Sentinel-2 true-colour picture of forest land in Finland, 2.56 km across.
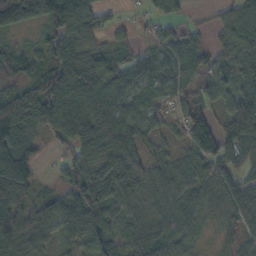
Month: October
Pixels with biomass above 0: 87%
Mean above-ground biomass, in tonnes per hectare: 75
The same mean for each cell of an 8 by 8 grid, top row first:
160 130 117 24 22 42 11 70
31 82 110 60 36 67 46 68
60 114 133 82 79 68 64 68
141 128 77 97 79 53 59 127
99 29 80 107 54 32 107 114
132 12 67 87 71 66 77 79
107 34 99 74 53 64 59 96
126 45 73 84 74 67 14 36
